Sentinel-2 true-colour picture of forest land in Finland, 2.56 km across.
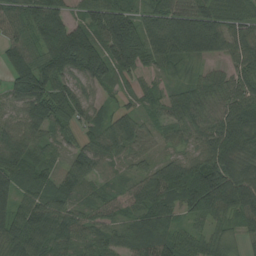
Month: August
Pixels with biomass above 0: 94%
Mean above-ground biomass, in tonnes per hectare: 84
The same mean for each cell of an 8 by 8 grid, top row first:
71 134 52 122 72 102 106 79
82 133 206 125 110 121 116 77
97 122 93 73 36 25 42 64
71 114 81 47 37 59 54 77
119 56 51 80 60 42 82 87
114 52 86 37 63 155 144 99
98 97 63 59 77 71 122 89
90 100 70 62 75 73 54 33
